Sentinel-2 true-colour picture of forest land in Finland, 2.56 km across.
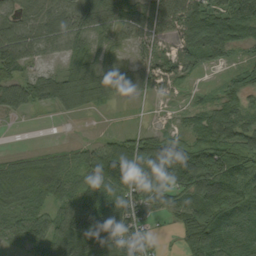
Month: September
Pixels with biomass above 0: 84%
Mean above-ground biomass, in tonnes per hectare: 70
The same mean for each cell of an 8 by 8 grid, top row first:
39 54 76 46 44 72 107 100
67 32 47 29 41 61 95 33
42 56 66 43 40 45 7 67
27 18 32 8 4 9 52 67
0 7 19 60 96 112 117 89
85 119 64 131 123 152 127 96
71 68 150 101 98 81 125 121
39 80 156 135 87 28 142 81
